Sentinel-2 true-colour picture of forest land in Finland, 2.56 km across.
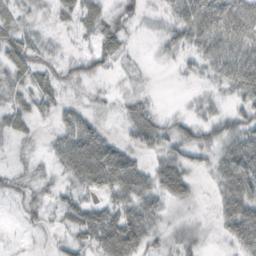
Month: October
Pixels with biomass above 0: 78%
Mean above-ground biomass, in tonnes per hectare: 33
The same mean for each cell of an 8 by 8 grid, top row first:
30 18 42 23 22 39 68 84
44 24 13 31 4 31 49 64
38 29 28 12 9 8 28 70
40 26 28 15 34 9 26 40
17 19 63 33 40 48 47 59
24 23 48 56 37 54 23 47
11 23 41 35 45 22 6 51
4 10 30 54 44 32 15 39
